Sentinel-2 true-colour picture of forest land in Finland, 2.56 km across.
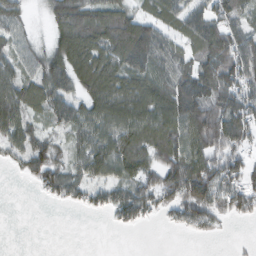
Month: February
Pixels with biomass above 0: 75%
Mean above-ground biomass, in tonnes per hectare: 71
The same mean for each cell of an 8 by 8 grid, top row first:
60 47 128 106 59 57 86 60
57 56 131 125 141 55 94 94
82 114 95 107 98 87 113 101
89 81 70 111 112 123 127 109
66 68 57 85 65 94 108 76
10 84 55 61 62 108 116 78
0 4 24 62 66 61 84 55
0 0 0 0 0 0 11 3
